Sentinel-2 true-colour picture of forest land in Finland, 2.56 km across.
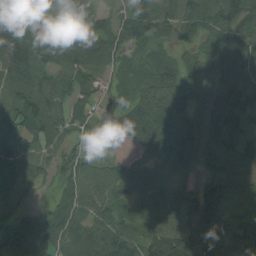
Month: August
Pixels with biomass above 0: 91%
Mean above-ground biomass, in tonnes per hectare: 88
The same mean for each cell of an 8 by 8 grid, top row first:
88 73 80 50 108 94 97 106
116 128 131 102 72 53 60 118
111 77 68 57 76 92 66 100
103 107 44 34 117 106 123 107
87 76 45 15 74 123 128 107
78 44 90 75 79 62 66 84
50 57 95 71 84 71 95 62
95 126 117 116 87 130 119 140
